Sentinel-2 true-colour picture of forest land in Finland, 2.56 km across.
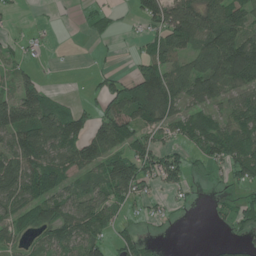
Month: June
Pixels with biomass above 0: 63%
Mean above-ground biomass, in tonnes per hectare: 63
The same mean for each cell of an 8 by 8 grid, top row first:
9 3 8 26 64 112 105 75
19 6 0 6 28 93 125 149
67 14 1 37 141 89 120 81
141 117 45 80 127 71 52 63
94 100 95 85 62 42 78 92
106 119 57 108 73 64 27 55
73 98 83 60 18 15 11 49
42 54 82 43 30 2 1 25
